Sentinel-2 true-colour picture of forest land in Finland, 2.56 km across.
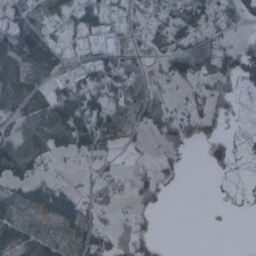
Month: January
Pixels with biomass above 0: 60%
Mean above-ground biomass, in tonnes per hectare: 56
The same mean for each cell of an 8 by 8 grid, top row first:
47 43 47 60 41 82 86 37
78 73 36 80 37 84 71 50
66 49 95 128 69 79 59 44
51 80 176 89 72 39 74 19
70 73 97 53 19 53 76 5
42 32 19 43 49 35 6 2
44 130 100 50 37 0 3 0
70 48 103 90 72 0 0 0
